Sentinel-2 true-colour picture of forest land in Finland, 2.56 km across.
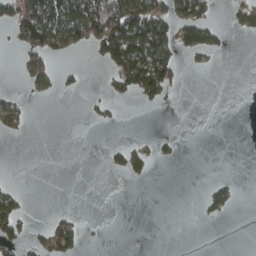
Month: March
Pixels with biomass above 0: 23%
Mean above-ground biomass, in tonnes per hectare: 24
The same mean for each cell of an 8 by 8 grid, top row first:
53 107 119 141 114 61 30 25
10 62 25 97 127 59 40 0
3 33 11 23 102 32 0 0
32 0 1 9 2 1 0 0
0 0 0 11 13 8 0 0
0 0 0 8 13 0 1 2
40 2 2 0 0 0 17 4
26 47 32 0 0 0 0 0
